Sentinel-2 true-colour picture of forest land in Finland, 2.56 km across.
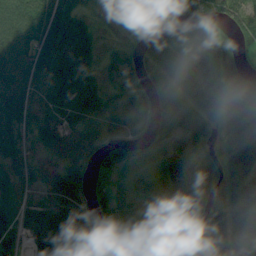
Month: August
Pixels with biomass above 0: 88%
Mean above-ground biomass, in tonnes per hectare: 51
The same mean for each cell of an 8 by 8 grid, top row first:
83 79 36 30 51 40 44 55
77 85 70 15 31 41 37 29
70 65 64 20 45 28 32 98
63 51 59 39 36 62 52 83
47 47 98 52 33 32 23 84
47 36 35 42 15 84 61 53
46 51 50 35 25 70 57 52
42 85 68 41 39 55 72 34
